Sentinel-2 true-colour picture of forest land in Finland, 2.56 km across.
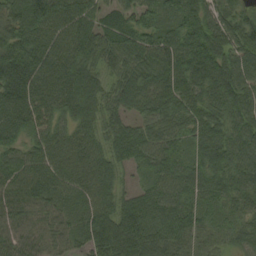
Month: August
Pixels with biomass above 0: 97%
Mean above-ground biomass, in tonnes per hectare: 78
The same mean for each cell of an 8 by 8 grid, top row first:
75 100 78 51 55 58 81 64
122 86 86 80 80 80 123 92
119 79 105 61 95 93 129 92
94 68 86 67 59 78 86 92
59 78 70 72 76 51 108 84
77 78 77 64 30 70 80 83
68 66 63 73 88 76 46 51
67 68 59 125 102 79 53 56
